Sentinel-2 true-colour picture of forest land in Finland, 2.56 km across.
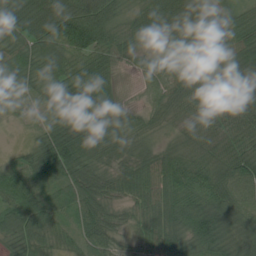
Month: July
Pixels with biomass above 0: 97%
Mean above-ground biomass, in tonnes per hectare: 68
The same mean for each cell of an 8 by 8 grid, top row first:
95 118 117 65 69 127 115 60
64 100 86 70 42 39 81 93
73 69 88 50 37 54 42 80
34 65 99 84 34 45 46 69
7 80 97 68 42 38 59 64
53 76 73 48 65 74 77 85
74 64 66 36 42 72 97 79
63 51 43 47 49 78 99 90
